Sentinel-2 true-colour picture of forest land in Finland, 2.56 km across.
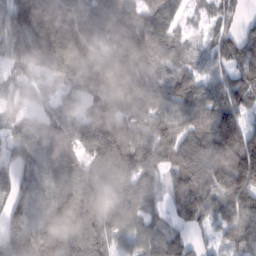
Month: February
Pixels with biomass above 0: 91%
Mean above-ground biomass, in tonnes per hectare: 102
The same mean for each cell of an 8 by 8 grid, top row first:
137 185 115 129 114 77 55 53
92 167 138 107 125 77 60 107
56 56 102 122 97 103 76 82
46 61 65 119 95 102 126 120
76 104 84 136 109 122 160 221
85 83 94 90 75 103 126 209
84 103 124 84 66 58 97 155
111 106 95 78 76 72 35 115
